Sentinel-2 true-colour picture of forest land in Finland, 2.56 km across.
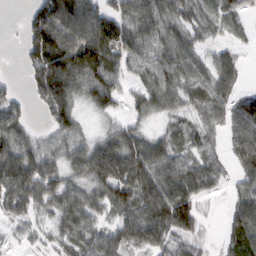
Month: February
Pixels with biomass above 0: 81%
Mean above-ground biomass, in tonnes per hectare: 60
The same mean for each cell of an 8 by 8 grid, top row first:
1 109 117 72 88 54 45 33
5 135 120 87 69 67 33 18
7 118 85 80 56 69 62 35
48 50 37 39 40 38 48 78
71 37 53 72 70 39 33 79
88 73 51 87 92 88 65 37
52 42 87 62 88 115 7 54
14 21 68 67 84 57 17 57
